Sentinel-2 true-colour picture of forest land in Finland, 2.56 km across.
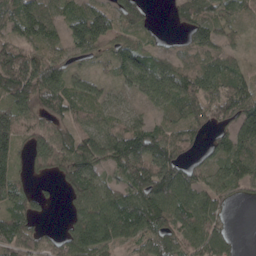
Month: April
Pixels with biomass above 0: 81%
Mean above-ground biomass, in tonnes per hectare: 77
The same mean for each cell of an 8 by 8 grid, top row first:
83 72 96 93 58 39 80 41
104 62 72 54 50 19 63 23
168 122 43 34 98 97 99 63
90 73 46 51 28 61 90 114
85 100 96 148 109 75 35 99
48 31 119 41 138 110 61 98
66 17 87 107 128 118 97 9
100 42 110 86 72 84 106 10
